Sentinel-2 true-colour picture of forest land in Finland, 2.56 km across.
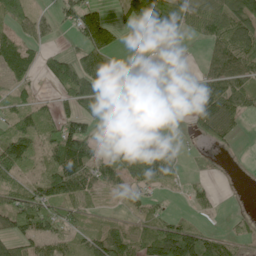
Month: June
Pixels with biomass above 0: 64%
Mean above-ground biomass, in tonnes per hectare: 57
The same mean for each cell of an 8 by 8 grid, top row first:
61 17 112 37 74 88 74 102
64 20 43 74 3 18 32 89
45 36 113 114 29 0 54 81
57 36 70 63 110 0 123 70
128 65 134 56 59 20 26 7
66 77 91 54 97 26 10 0
94 101 32 6 25 7 21 2
64 57 27 74 67 175 74 20
